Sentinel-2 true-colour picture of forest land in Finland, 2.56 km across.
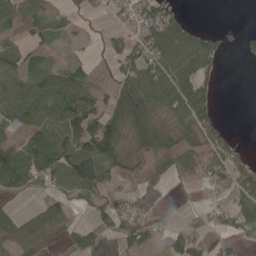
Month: May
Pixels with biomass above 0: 64%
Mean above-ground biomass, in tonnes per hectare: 52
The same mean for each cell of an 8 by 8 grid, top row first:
58 40 12 18 58 37 0 0
48 31 6 42 60 78 68 28
54 67 54 26 74 88 39 0
67 76 114 57 72 46 51 0
43 95 108 105 63 62 69 22
85 70 126 46 68 44 69 61
19 55 25 54 75 3 18 79
72 58 49 52 58 32 21 43
